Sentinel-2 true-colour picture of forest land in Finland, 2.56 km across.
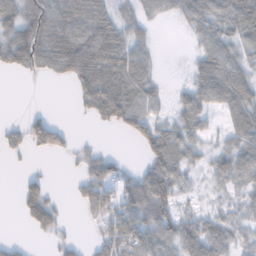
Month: November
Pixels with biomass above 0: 66%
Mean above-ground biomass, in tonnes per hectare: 51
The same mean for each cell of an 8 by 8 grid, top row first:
73 100 92 52 37 32 68 72
113 92 124 100 33 0 53 41
4 13 74 97 61 4 78 68
0 14 14 79 59 32 40 67
33 62 13 2 53 71 22 57
6 17 30 64 70 75 26 53
15 62 24 87 116 56 17 27
13 12 16 85 85 77 82 35
